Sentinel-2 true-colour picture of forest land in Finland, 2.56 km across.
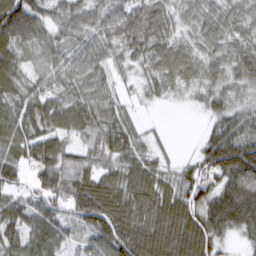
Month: March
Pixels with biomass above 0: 91%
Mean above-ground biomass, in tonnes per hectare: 70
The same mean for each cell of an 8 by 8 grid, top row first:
135 60 70 83 95 42 64 74
80 72 55 53 70 55 48 63
66 70 75 52 35 54 44 54
70 94 84 58 10 2 32 59
86 78 40 75 41 8 60 113
46 80 69 59 89 57 82 131
74 76 89 103 101 95 78 126
70 92 35 106 96 105 86 23
